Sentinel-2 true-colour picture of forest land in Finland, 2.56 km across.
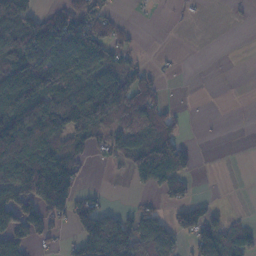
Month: November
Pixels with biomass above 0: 53%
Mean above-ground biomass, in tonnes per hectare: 65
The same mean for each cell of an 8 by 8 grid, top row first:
128 57 89 33 3 5 1 2
139 96 132 62 5 1 0 0
124 158 109 113 60 2 0 0
117 152 158 126 77 22 0 0
160 126 50 55 78 76 0 0
127 153 43 3 66 89 0 0
128 118 77 20 24 52 36 2
84 33 89 176 77 48 124 72
